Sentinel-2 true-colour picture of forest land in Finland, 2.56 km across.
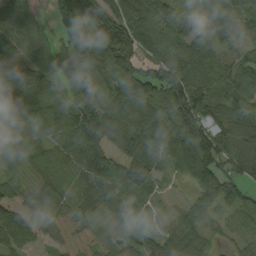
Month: August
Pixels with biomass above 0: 92%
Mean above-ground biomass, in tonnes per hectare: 70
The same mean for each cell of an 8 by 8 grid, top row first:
37 26 137 113 85 52 44 53
43 21 78 150 69 76 58 42
84 63 54 89 121 106 59 85
32 73 109 90 82 83 51 61
63 63 100 58 98 96 89 64
42 69 77 84 72 32 97 64
170 52 61 44 40 29 60 57
85 48 93 34 55 63 33 38
